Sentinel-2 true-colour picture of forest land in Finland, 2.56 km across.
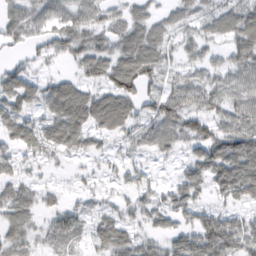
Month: February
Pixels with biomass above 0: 78%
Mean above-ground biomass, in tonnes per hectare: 48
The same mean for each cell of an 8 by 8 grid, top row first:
50 64 66 47 41 35 41 70
31 46 68 53 65 32 36 67
54 24 33 67 69 35 43 55
55 42 59 88 42 79 58 64
41 40 28 17 40 46 82 96
33 10 17 18 26 22 59 95
63 23 25 26 43 49 37 35
48 36 28 59 38 49 96 83
